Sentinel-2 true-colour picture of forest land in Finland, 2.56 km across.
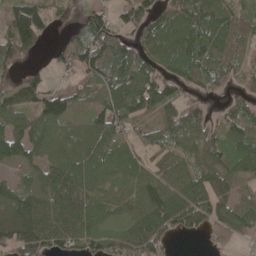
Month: May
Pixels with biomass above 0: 83%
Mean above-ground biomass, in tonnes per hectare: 95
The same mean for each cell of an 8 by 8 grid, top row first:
120 88 45 60 81 117 147 91
133 25 116 129 89 132 122 75
66 40 58 109 132 96 85 67
95 116 38 102 103 107 45 88
139 71 64 82 49 109 134 122
38 91 102 65 77 93 130 107
130 91 87 61 127 152 139 103
165 122 99 98 168 38 49 58
